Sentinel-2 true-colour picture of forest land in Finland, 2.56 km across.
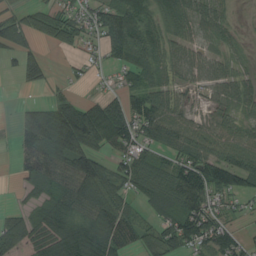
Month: August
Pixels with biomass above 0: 74%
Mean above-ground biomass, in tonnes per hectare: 64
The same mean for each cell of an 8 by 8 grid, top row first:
44 67 52 83 66 75 69 6
50 19 35 53 87 60 40 17
15 27 14 13 63 54 65 50
21 78 98 98 94 74 44 38
29 121 140 74 58 80 89 83
18 62 121 77 77 81 99 95
24 67 76 94 38 80 69 24
96 97 121 89 48 86 71 44
